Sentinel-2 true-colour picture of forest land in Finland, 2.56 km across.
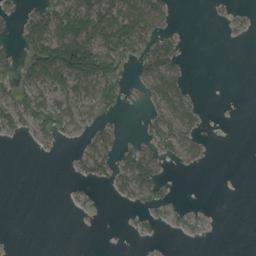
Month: August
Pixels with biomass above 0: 37%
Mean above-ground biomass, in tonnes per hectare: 27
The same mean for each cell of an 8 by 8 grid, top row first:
18 82 98 101 88 5 2 8
24 130 144 78 44 29 0 0
39 73 81 56 31 52 0 0
46 56 37 19 13 57 5 0
2 12 15 28 37 53 9 0
0 0 14 39 74 2 0 0
0 0 5 1 13 9 3 0
0 0 0 0 3 1 2 0
